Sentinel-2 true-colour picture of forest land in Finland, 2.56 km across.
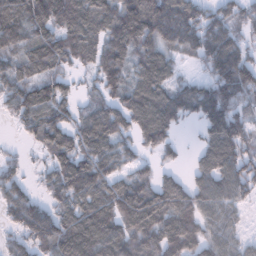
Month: February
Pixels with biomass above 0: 85%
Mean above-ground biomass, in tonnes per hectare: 99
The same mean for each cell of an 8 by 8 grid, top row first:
142 148 129 116 168 173 89 81
94 110 111 95 93 88 123 83
105 88 31 81 96 53 78 138
81 117 63 95 129 105 101 79
14 96 97 101 74 43 57 96
64 62 150 98 64 42 95 118
112 77 109 117 150 133 100 54
60 131 165 141 127 136 91 52
